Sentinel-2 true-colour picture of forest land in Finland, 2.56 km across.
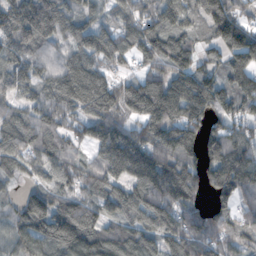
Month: November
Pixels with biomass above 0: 89%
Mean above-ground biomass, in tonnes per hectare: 102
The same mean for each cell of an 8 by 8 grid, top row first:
136 155 79 57 93 102 133 76
93 69 86 107 96 124 49 181
87 86 162 83 98 117 101 120
73 98 94 113 136 127 133 87
99 99 58 124 118 139 121 106
40 63 87 83 127 157 79 116
54 133 141 83 127 121 56 46
77 115 147 100 92 96 94 74
